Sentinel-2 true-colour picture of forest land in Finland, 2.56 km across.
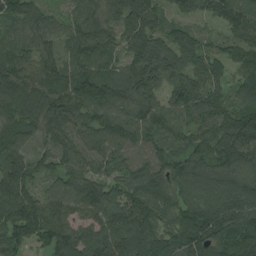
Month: August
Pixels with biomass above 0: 96%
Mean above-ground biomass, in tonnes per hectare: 102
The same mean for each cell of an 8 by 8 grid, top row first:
87 57 64 61 118 64 80 131
67 63 98 77 132 126 71 103
121 109 134 85 103 84 87 84
87 133 95 112 104 104 99 113
81 62 96 102 85 70 112 127
114 56 110 69 118 113 114 111
121 104 104 119 136 122 143 148
104 95 114 130 121 116 139 133
